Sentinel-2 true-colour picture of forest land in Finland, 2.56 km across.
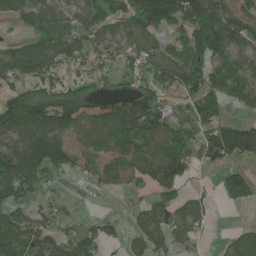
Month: June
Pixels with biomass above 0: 70%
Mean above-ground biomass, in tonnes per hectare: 85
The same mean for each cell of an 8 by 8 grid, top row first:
72 101 96 98 143 121 126 121
54 112 80 69 84 76 186 84
81 98 47 33 71 116 109 92
130 123 111 93 136 63 86 34
128 175 70 109 103 88 111 167
164 81 40 57 70 90 9 71
71 55 8 6 44 67 48 24
96 78 98 41 74 67 13 65
